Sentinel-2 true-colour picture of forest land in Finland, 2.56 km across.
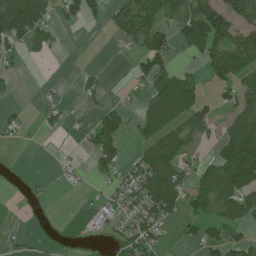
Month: July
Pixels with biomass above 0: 48%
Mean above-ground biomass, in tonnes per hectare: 50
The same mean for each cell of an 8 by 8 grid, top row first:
160 61 67 38 75 56 124 84
47 34 0 2 77 47 92 104
14 5 16 3 52 73 35 92
14 28 11 61 45 96 45 62
12 1 13 93 59 86 25 131
6 6 14 47 98 79 61 132
8 18 5 39 90 76 57 88
12 11 8 26 77 14 62 47
